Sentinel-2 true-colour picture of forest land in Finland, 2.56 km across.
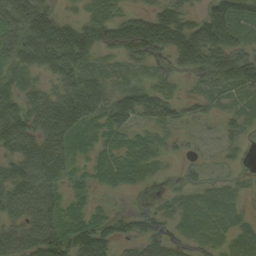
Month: September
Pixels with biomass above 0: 86%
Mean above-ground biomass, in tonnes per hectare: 70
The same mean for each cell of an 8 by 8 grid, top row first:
130 105 41 64 61 90 89 78
105 174 132 74 119 114 155 74
39 51 100 38 21 19 66 97
99 124 128 101 80 50 29 35
117 135 52 48 47 21 13 34
100 98 34 55 30 16 25 12
78 83 38 19 35 30 33 15
98 127 117 82 78 43 30 21
